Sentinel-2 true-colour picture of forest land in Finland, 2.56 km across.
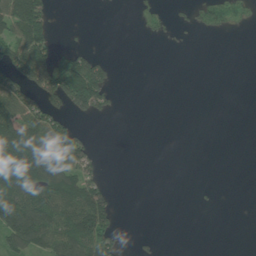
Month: June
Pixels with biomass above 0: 33%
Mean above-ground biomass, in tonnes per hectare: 52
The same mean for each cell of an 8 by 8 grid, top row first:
130 77 0 0 27 17 51 29
102 99 39 0 0 4 0 0
97 151 250 49 0 0 0 0
121 103 65 27 0 0 0 0
187 134 97 0 0 0 0 0
164 144 111 6 0 0 0 0
155 143 174 76 0 0 4 0
96 109 185 69 8 0 0 0
